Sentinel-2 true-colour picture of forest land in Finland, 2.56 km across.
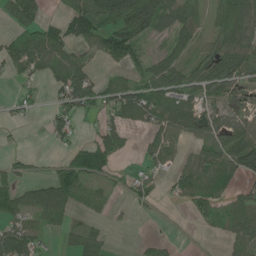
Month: June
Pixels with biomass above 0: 61%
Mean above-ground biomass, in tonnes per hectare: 52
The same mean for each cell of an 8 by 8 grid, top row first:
62 24 91 113 148 98 47 90
58 83 46 93 49 59 37 77
25 33 77 39 61 80 88 47
14 20 44 52 87 98 51 29
5 10 34 76 24 36 52 93
43 31 93 33 32 39 80 61
54 74 35 19 15 6 40 78
97 22 57 11 12 8 4 61
